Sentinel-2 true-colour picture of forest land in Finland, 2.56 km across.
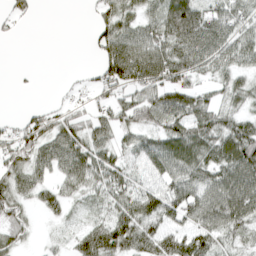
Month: April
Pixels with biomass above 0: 75%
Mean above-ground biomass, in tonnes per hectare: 57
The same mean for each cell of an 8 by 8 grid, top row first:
30 0 1 63 51 95 71 56
0 0 0 83 85 83 94 71
2 0 10 81 86 66 34 43
6 38 33 59 77 93 64 42
70 68 79 56 54 88 77 100
60 46 80 67 35 60 67 104
53 39 18 51 87 79 82 98
41 10 64 98 96 79 69 44
